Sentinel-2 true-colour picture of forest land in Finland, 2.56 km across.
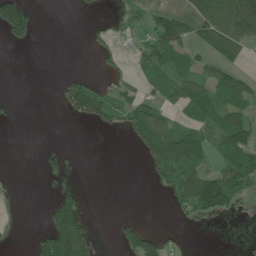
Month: June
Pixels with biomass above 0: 38%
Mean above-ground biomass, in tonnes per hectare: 43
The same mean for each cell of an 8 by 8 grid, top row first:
149 0 2 9 35 71 89 125
9 0 0 30 62 81 63 66
0 0 55 22 42 65 55 56
5 0 96 65 83 33 69 65
0 2 1 0 81 124 61 102
1 13 2 0 11 86 75 106
1 29 59 0 0 31 80 18
2 96 124 12 110 18 0 3
